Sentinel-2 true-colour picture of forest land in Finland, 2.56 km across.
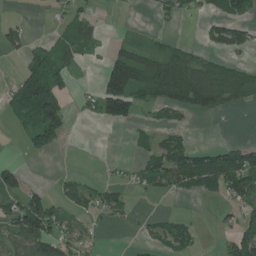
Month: July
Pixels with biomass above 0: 42%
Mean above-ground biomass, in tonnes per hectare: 40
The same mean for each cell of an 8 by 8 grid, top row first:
5 5 37 1 1 25 21 38
37 32 39 25 40 29 19 30
27 90 6 136 75 91 91 61
43 140 12 94 19 32 33 6
2 78 0 0 20 58 15 31
65 1 5 5 39 82 95 133
74 83 31 29 1 1 1 36
61 85 41 0 12 44 1 64
